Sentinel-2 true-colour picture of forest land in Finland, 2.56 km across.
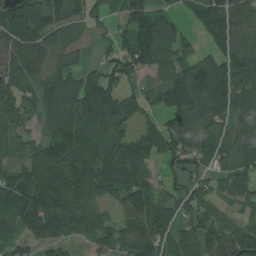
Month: August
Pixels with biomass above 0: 85%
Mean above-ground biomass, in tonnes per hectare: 91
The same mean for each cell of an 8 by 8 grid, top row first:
139 139 74 43 115 41 136 93
110 107 31 49 144 99 58 128
77 79 78 63 34 94 139 134
68 87 135 148 64 100 109 93
45 89 137 105 72 97 81 94
71 130 134 141 70 56 55 67
125 134 109 51 141 65 65 38
59 73 43 63 130 88 95 85
